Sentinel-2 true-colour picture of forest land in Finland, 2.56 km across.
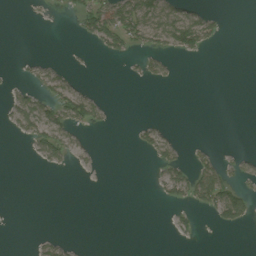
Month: August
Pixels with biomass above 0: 21%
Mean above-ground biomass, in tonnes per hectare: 17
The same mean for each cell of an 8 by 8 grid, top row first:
0 2 36 80 84 60 30 0
0 0 2 35 32 51 20 0
5 35 6 0 13 4 0 0
46 61 61 4 0 0 0 0
2 56 17 0 22 21 5 1
0 1 2 0 1 44 64 25
0 0 0 0 0 16 42 77
0 18 2 0 0 4 0 0
